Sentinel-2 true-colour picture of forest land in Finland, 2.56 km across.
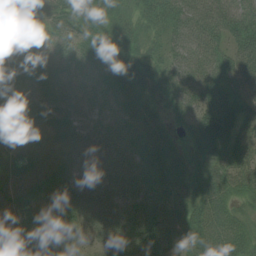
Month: July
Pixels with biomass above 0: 97%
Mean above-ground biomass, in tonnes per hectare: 64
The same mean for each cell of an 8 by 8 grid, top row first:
76 57 62 56 49 86 85 68
78 47 48 52 43 61 74 61
73 70 65 54 51 67 78 47
78 82 67 68 46 38 86 47
71 59 74 81 62 25 77 52
70 68 83 81 72 44 59 55
78 43 72 77 87 49 79 37
83 47 44 85 98 51 84 59
